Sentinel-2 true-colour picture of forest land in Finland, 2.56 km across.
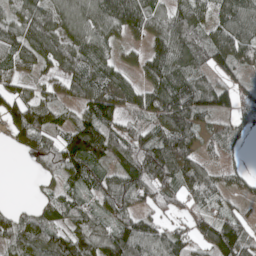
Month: May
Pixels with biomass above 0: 84%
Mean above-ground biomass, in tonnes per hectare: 86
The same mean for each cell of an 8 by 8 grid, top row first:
73 94 91 130 122 93 72 120
103 101 97 57 51 122 100 102
67 44 96 91 64 134 66 58
112 89 80 109 80 151 96 78
42 79 144 97 101 123 50 39
0 42 87 74 129 108 78 40
34 52 64 88 56 45 66 40
91 103 114 123 117 83 94 129
